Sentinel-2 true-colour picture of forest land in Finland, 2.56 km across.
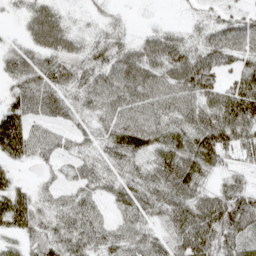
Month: April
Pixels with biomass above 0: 89%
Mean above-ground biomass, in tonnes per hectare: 63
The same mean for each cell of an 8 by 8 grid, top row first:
19 70 10 18 3 3 26 35
29 63 43 54 62 68 58 66
47 66 60 70 77 75 63 63
95 53 39 63 71 64 78 121
136 49 31 61 76 75 96 77
29 17 49 54 67 113 48 39
129 49 74 41 76 93 102 111
39 89 85 75 74 78 99 66
